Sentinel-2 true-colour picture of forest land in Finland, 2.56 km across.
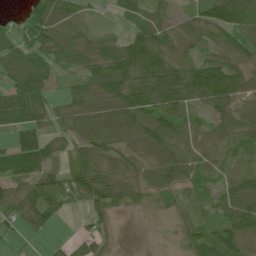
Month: June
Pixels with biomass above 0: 87%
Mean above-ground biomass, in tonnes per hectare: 71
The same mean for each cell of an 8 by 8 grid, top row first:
23 131 58 20 63 42 83 97
97 99 98 75 122 77 53 78
91 64 58 112 102 118 140 84
102 66 74 91 89 83 64 81
62 62 60 61 75 85 67 67
81 67 108 71 50 87 53 57
85 82 25 60 19 39 43 119
16 13 37 27 4 31 88 95
